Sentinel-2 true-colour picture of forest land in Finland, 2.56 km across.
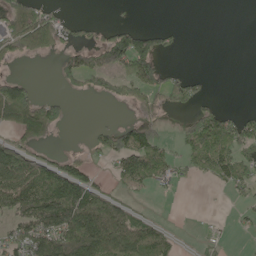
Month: May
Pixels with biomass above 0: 44%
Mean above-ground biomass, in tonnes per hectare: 55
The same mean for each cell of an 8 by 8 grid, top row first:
102 70 7 2 0 0 0 0
70 74 46 144 96 20 0 0
51 0 59 48 100 43 13 0
149 93 0 1 31 20 55 16
45 24 3 61 89 20 107 85
114 76 72 33 81 41 50 63
107 155 160 86 9 0 1 12
64 131 183 157 116 23 15 2
